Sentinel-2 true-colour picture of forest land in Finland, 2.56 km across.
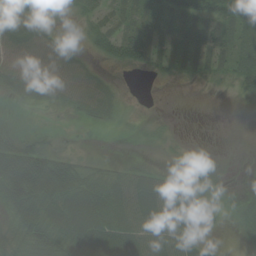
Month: July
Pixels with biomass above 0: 69%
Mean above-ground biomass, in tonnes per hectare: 37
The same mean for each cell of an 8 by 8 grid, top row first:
41 36 27 27 34 45 58 74
54 50 18 43 58 41 52 44
57 59 52 15 4 13 12 32
9 9 28 32 6 1 0 0
47 27 4 1 6 7 0 0
102 92 51 42 41 25 34 1
65 62 77 70 67 58 31 22
51 71 60 81 62 47 14 9
